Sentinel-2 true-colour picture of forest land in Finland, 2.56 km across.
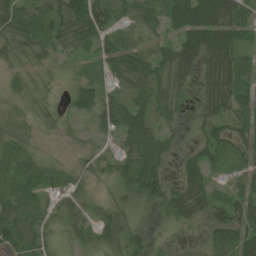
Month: June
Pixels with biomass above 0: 81%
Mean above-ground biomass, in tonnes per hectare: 43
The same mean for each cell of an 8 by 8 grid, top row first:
65 62 76 46 48 67 104 59
35 41 35 46 31 60 100 50
19 13 26 29 63 59 55 59
15 23 34 63 57 34 43 43
43 6 12 13 70 18 51 36
62 38 19 33 87 23 44 24
53 31 34 41 23 58 46 51
54 31 31 48 25 4 22 59
